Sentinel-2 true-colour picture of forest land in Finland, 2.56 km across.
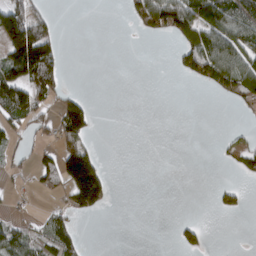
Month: March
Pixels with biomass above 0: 31%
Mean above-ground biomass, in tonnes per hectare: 43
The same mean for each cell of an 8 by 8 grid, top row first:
129 44 0 0 86 139 150 126
166 114 0 0 0 36 134 107
127 120 0 0 0 6 84 120
101 40 102 0 0 0 0 14
29 27 86 0 0 0 0 28
18 57 187 17 0 0 0 21
8 17 66 8 0 0 2 26
87 56 28 0 0 24 15 0
